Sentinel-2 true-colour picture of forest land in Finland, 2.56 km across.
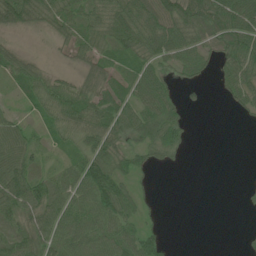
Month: June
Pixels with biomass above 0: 73%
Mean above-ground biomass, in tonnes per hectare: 48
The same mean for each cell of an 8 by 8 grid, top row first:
93 60 57 81 89 92 100 99
35 8 49 59 78 78 50 92
47 48 37 48 62 27 17 74
21 55 81 66 64 41 5 20
69 30 50 61 45 45 0 0
92 40 65 68 20 0 0 1
71 68 62 80 23 0 0 4
56 65 72 77 60 2 0 5
